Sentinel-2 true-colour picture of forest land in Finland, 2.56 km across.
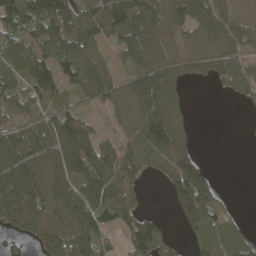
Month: April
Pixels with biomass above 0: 76%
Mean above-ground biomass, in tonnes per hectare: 82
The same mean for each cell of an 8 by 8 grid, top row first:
94 113 97 117 132 94 92 65
83 75 89 34 134 73 78 73
74 71 69 55 139 95 52 68
64 57 47 44 111 61 0 7
128 101 119 74 106 102 0 3
153 109 97 150 61 126 77 0
155 101 144 119 32 93 162 8
32 93 133 39 116 31 76 64
